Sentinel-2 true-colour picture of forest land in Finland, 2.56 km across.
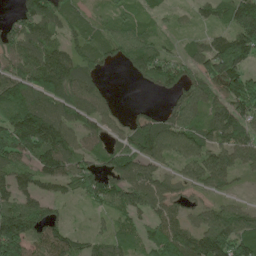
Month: May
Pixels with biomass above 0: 82%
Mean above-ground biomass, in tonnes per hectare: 92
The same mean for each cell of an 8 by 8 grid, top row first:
69 115 56 46 55 25 46 121
112 106 76 77 103 33 90 153
119 168 105 6 55 87 104 128
152 129 104 58 51 112 93 121
171 162 80 63 149 101 97 114
83 88 114 104 93 57 105 40
109 50 18 70 77 62 55 54
187 113 53 67 83 125 148 130
